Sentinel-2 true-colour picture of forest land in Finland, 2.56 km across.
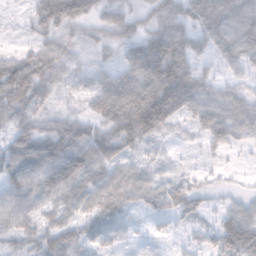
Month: November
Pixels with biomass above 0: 84%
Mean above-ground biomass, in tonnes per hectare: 58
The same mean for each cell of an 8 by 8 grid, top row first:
5 70 58 42 37 75 124 86
13 47 24 33 78 99 69 84
82 62 30 73 106 133 56 33
55 29 25 108 146 119 88 84
62 80 80 75 47 15 42 40
71 94 83 49 36 20 14 6
67 49 46 69 36 49 23 35
37 50 45 44 10 12 27 98
